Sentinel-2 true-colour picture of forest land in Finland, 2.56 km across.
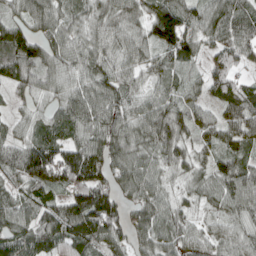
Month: April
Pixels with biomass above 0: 94%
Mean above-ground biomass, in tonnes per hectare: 76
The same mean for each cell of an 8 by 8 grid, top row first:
48 79 54 78 76 118 85 99
123 74 67 77 73 109 52 101
80 61 68 84 45 43 66 51
29 49 99 87 76 68 39 94
63 98 81 87 74 88 49 75
60 99 125 77 82 40 59 90
86 83 140 124 72 51 35 76
86 90 110 80 58 64 55 66
